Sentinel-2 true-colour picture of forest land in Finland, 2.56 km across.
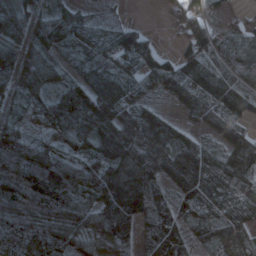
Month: March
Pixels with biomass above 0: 90%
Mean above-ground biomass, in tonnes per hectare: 84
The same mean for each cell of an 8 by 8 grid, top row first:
94 47 51 26 1 49 65 17
65 74 62 93 101 31 86 72
74 71 61 85 78 101 115 68
29 88 142 145 89 38 100 93
105 69 76 129 119 86 56 116
79 124 104 124 135 106 116 123
80 85 68 129 120 88 92 87
74 85 72 88 66 113 66 65
